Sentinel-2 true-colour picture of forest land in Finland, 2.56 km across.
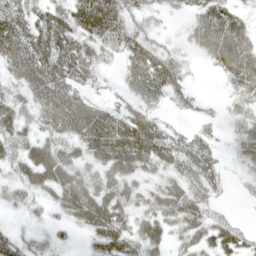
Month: May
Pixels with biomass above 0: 80%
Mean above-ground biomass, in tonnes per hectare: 44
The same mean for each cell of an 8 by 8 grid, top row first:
60 51 68 70 28 11 71 34
73 76 58 38 47 18 59 71
40 77 44 8 61 44 2 53
41 54 63 37 35 14 12 24
47 49 45 73 72 47 30 32
33 59 50 53 33 41 48 19
22 22 69 66 43 70 49 6
33 25 9 57 49 25 44 43
